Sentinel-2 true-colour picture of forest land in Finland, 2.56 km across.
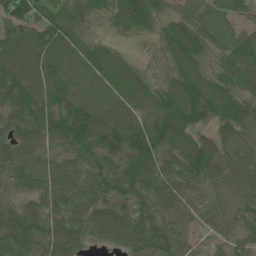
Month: June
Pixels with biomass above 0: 95%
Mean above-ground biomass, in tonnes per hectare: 80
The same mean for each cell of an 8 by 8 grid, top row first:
90 76 72 72 116 59 66 47
87 99 70 38 5 118 70 91
100 90 82 86 49 83 96 87
78 90 119 87 82 120 109 100
61 63 99 98 124 85 66 64
77 83 79 88 113 70 77 70
65 76 92 81 67 52 46 64
129 90 60 68 113 72 23 44
